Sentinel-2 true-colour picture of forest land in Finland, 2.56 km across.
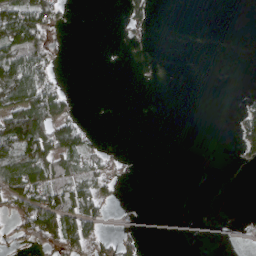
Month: April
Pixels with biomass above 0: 29%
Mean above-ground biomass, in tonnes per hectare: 31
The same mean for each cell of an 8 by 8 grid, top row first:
124 74 0 0 36 0 0 0
102 47 0 0 2 0 0 0
144 55 0 0 0 0 0 0
127 113 12 0 0 0 0 27
133 116 63 3 0 0 0 42
87 89 59 29 0 0 0 0
54 133 108 13 1 0 0 0
22 52 78 16 16 3 3 3
